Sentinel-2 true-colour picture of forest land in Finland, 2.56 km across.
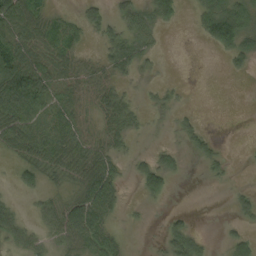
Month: September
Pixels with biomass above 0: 55%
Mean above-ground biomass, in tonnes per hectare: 32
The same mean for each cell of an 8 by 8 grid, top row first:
81 32 23 26 37 21 61 62
69 45 22 37 27 0 18 55
110 75 52 31 4 2 0 3
88 63 41 54 12 13 0 0
50 66 56 33 1 12 20 1
23 23 40 47 59 22 9 0
19 32 74 40 5 3 0 20
27 21 57 37 0 45 10 30
